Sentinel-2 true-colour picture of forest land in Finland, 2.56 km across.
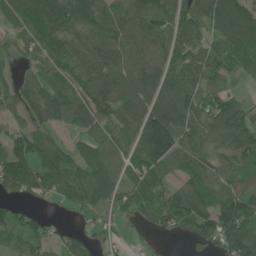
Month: June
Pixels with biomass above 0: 86%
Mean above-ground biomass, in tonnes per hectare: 86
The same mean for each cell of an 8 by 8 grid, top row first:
70 129 138 100 144 101 98 97
35 81 72 122 115 90 58 90
46 67 70 108 124 101 90 28
53 103 116 88 121 132 101 77
97 82 45 79 141 139 94 119
136 117 79 81 88 57 96 74
48 15 52 47 62 99 104 125
47 52 42 19 7 20 97 146
